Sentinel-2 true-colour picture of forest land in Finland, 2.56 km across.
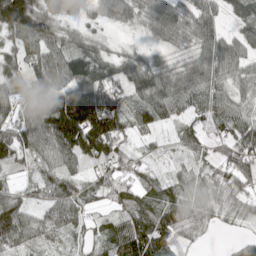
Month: May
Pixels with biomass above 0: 91%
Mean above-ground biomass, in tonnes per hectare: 79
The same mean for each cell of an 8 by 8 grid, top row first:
164 101 59 60 71 94 71 69
64 88 65 27 34 43 94 65
59 94 104 77 105 94 107 67
71 115 201 138 87 75 83 79
101 102 155 128 29 30 41 97
20 89 64 81 57 47 60 111
106 64 73 56 93 96 71 48
92 43 40 92 130 83 19 29
